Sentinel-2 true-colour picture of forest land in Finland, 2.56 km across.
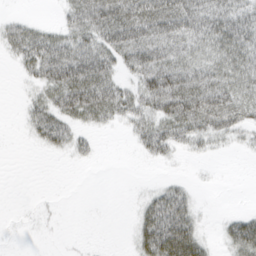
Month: March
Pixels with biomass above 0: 54%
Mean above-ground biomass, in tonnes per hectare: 28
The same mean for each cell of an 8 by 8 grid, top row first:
10 1 40 65 72 65 48 43
35 52 46 53 63 41 35 50
4 40 72 40 46 58 48 39
2 43 47 40 37 57 62 39
0 29 19 0 28 29 16 9
0 0 0 0 0 4 1 0
0 2 0 0 22 50 1 3
0 1 1 0 40 78 13 54
